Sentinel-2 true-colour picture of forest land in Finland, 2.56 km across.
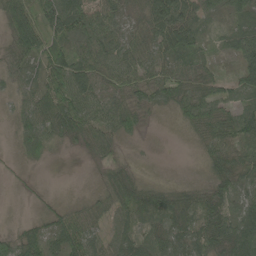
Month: May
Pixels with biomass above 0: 86%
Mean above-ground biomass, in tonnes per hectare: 49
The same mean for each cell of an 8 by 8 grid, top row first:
73 81 79 52 61 96 34 43
59 63 59 68 56 81 23 60
33 81 76 60 54 63 51 52
24 75 79 71 39 38 70 66
15 39 32 35 6 1 54 62
8 1 1 42 12 3 28 56
0 21 29 60 61 69 59 46
49 57 72 42 44 60 58 75
